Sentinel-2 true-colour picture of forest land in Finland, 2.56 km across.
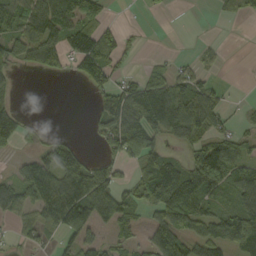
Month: September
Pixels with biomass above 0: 57%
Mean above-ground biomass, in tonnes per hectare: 59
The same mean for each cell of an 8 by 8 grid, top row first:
92 105 86 13 6 2 1 10
67 87 110 65 9 1 16 0
11 7 37 51 50 65 26 1
45 0 0 103 123 107 89 8
42 42 22 67 119 37 78 53
40 100 126 67 78 114 150 80
62 92 152 113 60 114 64 86
22 20 65 42 32 90 84 97
